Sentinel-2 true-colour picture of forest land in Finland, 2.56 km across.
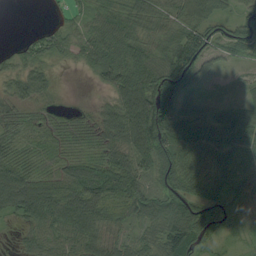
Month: August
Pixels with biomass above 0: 87%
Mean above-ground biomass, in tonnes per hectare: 60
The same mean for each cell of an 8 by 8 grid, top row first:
0 6 26 66 69 57 64 59
22 50 51 81 63 95 76 58
46 35 2 71 94 108 22 13
46 38 21 60 126 90 36 65
42 36 32 63 99 96 91 87
82 37 69 90 64 87 67 70
71 85 91 53 75 99 89 39
15 58 72 56 52 115 54 11
